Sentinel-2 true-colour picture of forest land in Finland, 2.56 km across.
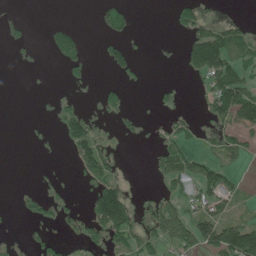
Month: June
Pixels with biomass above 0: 33%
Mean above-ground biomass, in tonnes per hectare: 34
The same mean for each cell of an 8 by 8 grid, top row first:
6 0 0 43 0 39 28 6
10 19 37 37 2 3 170 95
0 0 21 11 7 3 66 87
0 3 30 27 3 18 38 133
0 2 76 9 4 48 12 41
0 4 21 45 1 80 56 10
7 28 11 182 10 53 54 18
6 26 27 49 47 63 91 158
